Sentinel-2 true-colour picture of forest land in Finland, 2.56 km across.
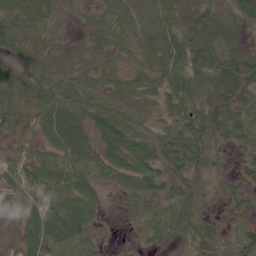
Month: June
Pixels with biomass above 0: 86%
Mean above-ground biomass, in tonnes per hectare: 42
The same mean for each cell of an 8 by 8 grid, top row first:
64 43 16 47 62 39 60 46
45 37 32 42 50 58 65 38
49 55 51 41 49 59 53 79
50 38 34 63 41 48 60 45
27 23 28 59 48 63 47 24
43 49 52 42 52 46 22 30
22 60 53 6 25 39 9 19
31 61 28 2 8 17 39 37
